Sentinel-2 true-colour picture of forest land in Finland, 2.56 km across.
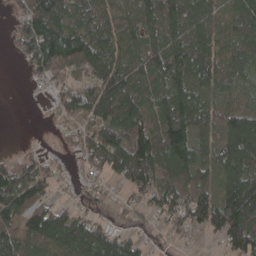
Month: April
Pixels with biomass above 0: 83%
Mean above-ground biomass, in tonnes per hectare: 90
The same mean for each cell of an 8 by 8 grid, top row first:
42 152 88 95 98 117 78 98
37 163 148 101 80 118 131 101
0 54 66 141 87 114 92 64
0 18 97 137 92 138 97 100
4 14 54 116 143 142 77 143
109 80 37 62 126 91 53 119
126 100 42 23 67 112 137 160
91 121 134 109 46 31 16 127
